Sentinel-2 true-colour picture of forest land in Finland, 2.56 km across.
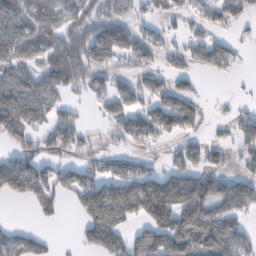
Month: February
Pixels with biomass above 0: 60%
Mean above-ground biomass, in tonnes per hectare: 78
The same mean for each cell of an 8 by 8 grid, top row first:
97 94 86 85 35 50 54 64
105 115 125 134 76 33 78 18
89 90 85 69 50 50 9 6
139 72 29 51 70 127 18 31
62 59 43 22 43 31 52 57
134 81 75 93 105 103 96 53
6 41 79 190 131 178 131 86
74 26 41 145 126 153 162 89
